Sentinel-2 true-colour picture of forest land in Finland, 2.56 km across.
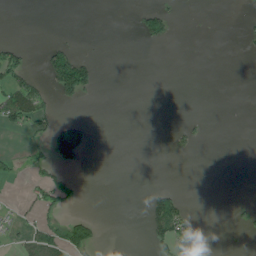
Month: June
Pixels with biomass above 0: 13%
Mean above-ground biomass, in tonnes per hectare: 15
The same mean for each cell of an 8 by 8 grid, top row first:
0 0 0 0 26 13 0 4
30 26 9 0 5 0 0 3
47 45 116 0 0 0 0 0
83 34 0 0 0 0 1 0
1 47 76 0 0 11 4 0
10 23 6 0 0 0 0 0
5 29 5 0 20 59 0 5
14 63 56 7 8 63 12 2
